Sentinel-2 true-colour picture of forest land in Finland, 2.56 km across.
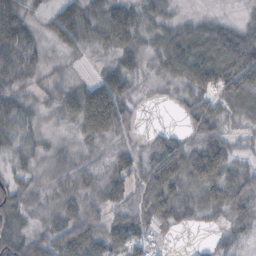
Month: October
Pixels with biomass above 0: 82%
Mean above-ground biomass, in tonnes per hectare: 34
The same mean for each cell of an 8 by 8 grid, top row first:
47 22 50 50 29 13 12 7
58 16 22 33 21 47 44 54
29 11 11 57 10 31 68 60
39 8 66 78 3 7 43 27
31 15 12 17 11 35 48 16
25 12 25 34 39 50 62 41
45 14 49 42 45 48 36 43
54 43 71 71 40 5 9 27
